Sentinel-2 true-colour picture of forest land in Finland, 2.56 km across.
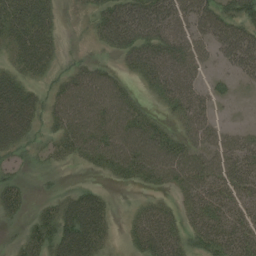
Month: August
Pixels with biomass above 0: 76%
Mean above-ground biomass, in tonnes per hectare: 41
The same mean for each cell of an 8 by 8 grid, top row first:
65 38 10 66 77 56 58 46
42 41 6 33 67 61 36 74
46 20 50 36 27 58 17 17
100 34 63 64 25 26 29 3
54 18 48 62 67 40 42 41
18 9 2 18 34 47 51 45
29 23 76 19 24 20 41 31
15 47 88 21 46 43 42 45
